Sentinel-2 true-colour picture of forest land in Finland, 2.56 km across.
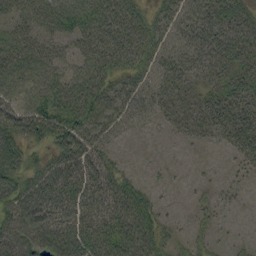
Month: September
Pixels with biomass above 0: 81%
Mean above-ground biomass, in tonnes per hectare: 49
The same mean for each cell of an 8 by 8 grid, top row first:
51 70 70 62 43 47 66 58
68 51 39 62 55 39 62 61
61 59 66 48 36 48 44 56
53 73 71 60 38 32 48 54
65 50 73 26 3 6 15 48
72 78 71 53 8 3 4 14
84 78 63 61 52 4 20 7
81 95 84 72 71 25 17 7
